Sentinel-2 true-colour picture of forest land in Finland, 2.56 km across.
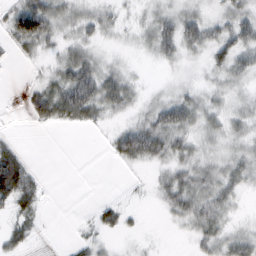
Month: February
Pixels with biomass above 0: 67%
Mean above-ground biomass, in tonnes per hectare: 26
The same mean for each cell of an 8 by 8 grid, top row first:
66 72 28 22 18 34 24 38
17 19 30 10 16 39 39 47
0 23 63 38 8 11 15 23
2 53 54 23 24 53 32 24
17 0 0 22 69 40 20 23
85 3 0 0 5 36 35 32
36 3 1 23 6 36 45 10
31 1 13 8 6 2 34 35
